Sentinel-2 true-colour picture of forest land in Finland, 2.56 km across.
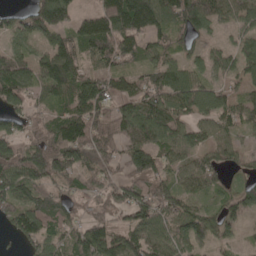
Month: May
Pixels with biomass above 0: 86%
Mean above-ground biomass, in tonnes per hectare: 97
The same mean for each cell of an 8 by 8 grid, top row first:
48 168 67 178 193 126 138 84
61 97 108 119 89 68 50 61
144 136 111 77 75 103 52 53
88 64 125 101 123 97 91 95
104 119 151 98 136 111 74 47
131 125 87 68 135 84 92 38
112 114 44 94 145 105 47 81
38 89 113 115 116 81 69 35
